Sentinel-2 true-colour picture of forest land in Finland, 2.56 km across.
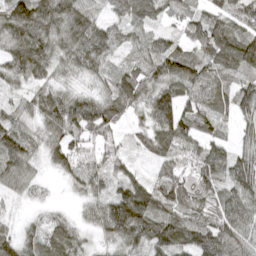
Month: April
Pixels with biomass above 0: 93%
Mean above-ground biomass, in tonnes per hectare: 72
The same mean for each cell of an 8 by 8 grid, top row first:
97 98 95 48 62 42 57 81
90 78 99 60 55 56 87 141
54 48 35 58 73 101 80 62
47 88 105 88 56 105 68 71
97 61 62 37 44 100 61 46
79 17 59 54 39 83 87 94
13 19 24 114 129 102 73 96
79 81 47 56 79 98 94 85
